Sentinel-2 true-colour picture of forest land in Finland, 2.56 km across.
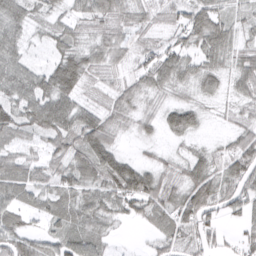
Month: March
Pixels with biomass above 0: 88%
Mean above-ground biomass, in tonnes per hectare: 50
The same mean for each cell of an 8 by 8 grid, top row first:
61 32 42 58 35 41 74 30
49 29 45 54 32 50 62 39
70 67 65 24 50 56 43 53
62 102 62 47 32 61 15 32
36 41 70 51 21 18 14 57
69 46 65 87 71 41 66 77
53 47 54 50 61 67 74 48
69 40 57 19 10 55 52 35
